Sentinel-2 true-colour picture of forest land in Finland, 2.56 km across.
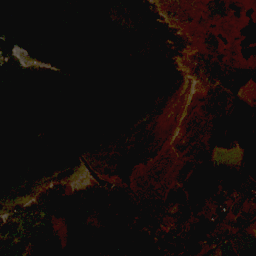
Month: October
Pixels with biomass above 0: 40%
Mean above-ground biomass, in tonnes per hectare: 28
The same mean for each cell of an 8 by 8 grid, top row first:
0 0 0 0 0 27 35 19
1 0 0 0 0 1 28 4
0 0 0 0 0 1 61 68
0 0 0 0 0 5 69 76
0 0 0 0 0 25 76 70
0 6 5 12 16 45 69 63
25 84 75 109 86 65 50 18
84 93 60 100 59 62 56 6
